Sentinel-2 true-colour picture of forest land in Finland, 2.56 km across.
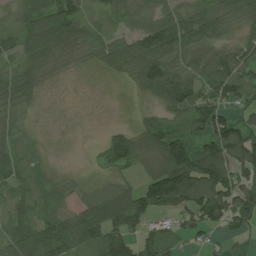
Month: July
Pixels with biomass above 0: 80%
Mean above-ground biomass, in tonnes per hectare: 74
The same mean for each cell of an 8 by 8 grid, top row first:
45 102 67 43 51 84 91 58
59 76 67 70 101 93 67 70
81 22 2 9 79 121 95 113
43 2 2 0 24 67 102 54
39 4 0 100 90 141 108 162
65 27 5 30 48 210 189 100
45 51 82 128 117 88 148 121
89 138 135 115 71 50 29 29
